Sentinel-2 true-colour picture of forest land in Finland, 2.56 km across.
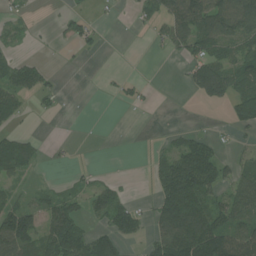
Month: July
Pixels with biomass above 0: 48%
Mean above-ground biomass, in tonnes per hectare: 53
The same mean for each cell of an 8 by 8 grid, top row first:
15 1 32 16 27 88 118 132
13 4 24 18 1 53 89 80
79 33 18 9 14 3 124 69
53 26 16 0 5 1 1 64
77 26 1 0 0 42 60 15
47 7 19 8 2 150 115 61
80 50 51 103 24 191 102 82
133 90 111 90 31 143 151 95
